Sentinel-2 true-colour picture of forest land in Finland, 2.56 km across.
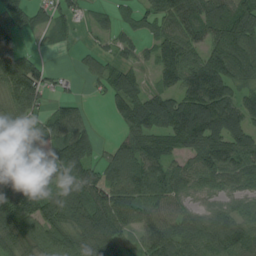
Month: August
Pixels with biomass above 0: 81%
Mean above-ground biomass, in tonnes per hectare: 88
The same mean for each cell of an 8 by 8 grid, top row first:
66 45 31 26 52 112 139 146
70 8 19 28 32 134 91 139
132 52 17 87 35 112 126 90
76 55 55 45 134 126 161 96
51 103 155 39 110 92 120 104
120 69 126 112 124 93 95 87
111 92 121 143 96 108 54 61
74 80 95 105 70 107 98 103
